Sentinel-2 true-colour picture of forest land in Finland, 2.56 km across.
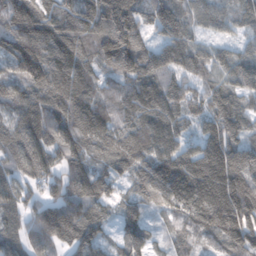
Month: February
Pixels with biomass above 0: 96%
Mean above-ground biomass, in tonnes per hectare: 144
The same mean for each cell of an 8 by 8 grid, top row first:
178 143 160 214 109 152 117 91
223 193 156 217 117 162 91 72
162 176 163 90 156 112 110 135
146 173 184 120 152 132 114 121
164 176 178 125 153 129 145 129
129 136 190 96 153 216 245 193
112 152 191 67 85 132 182 209
115 177 139 56 96 74 70 139
